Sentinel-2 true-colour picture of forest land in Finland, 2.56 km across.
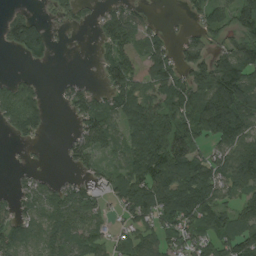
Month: August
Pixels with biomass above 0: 69%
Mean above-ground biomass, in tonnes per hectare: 63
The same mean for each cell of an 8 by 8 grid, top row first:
42 20 28 52 27 3 59 79
55 40 1 61 59 32 46 98
39 3 18 67 56 70 113 133
101 37 54 73 111 88 142 126
12 4 52 54 105 99 58 94
11 13 24 47 104 127 100 103
36 61 75 26 86 132 102 59
74 65 70 37 61 56 64 87
